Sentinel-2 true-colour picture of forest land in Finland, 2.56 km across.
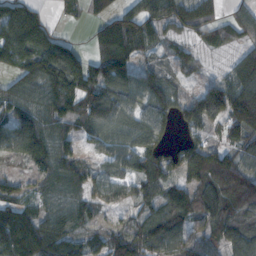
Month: November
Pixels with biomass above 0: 84%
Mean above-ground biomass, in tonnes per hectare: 96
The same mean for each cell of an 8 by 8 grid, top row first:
185 42 38 87 104 94 80 62
178 161 46 171 71 34 54 67
81 127 143 126 80 47 32 141
92 113 104 90 89 91 143 165
110 122 55 83 94 52 86 90
41 80 85 71 118 75 134 116
93 75 85 38 66 118 108 126
151 138 82 77 105 111 70 131
